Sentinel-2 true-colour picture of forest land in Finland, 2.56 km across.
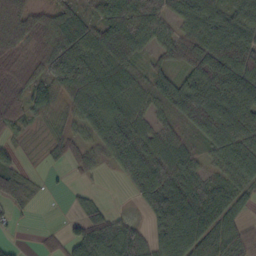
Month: October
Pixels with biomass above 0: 83%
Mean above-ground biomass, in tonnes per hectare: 63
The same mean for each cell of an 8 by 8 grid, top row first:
84 58 65 72 54 62 78 62
70 82 92 100 45 60 81 91
67 76 101 93 41 54 105 98
57 44 80 84 46 56 106 96
22 26 45 103 75 52 54 76
58 7 20 20 109 77 41 69
32 2 22 14 45 116 78 39
6 18 47 96 47 96 83 57
